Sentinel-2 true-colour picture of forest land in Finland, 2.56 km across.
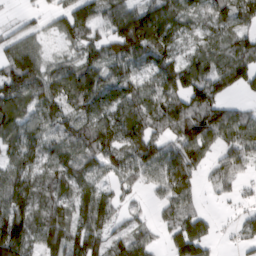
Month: March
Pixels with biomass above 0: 83%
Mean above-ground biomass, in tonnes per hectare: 91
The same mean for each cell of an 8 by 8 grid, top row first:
14 35 115 113 150 115 82 109
70 26 67 106 155 71 79 96
115 97 115 94 70 135 120 96
101 96 81 107 110 122 137 60
109 87 114 99 126 105 131 109
98 84 97 60 71 120 36 49
117 107 87 76 19 89 13 23
160 113 120 78 62 96 77 40
